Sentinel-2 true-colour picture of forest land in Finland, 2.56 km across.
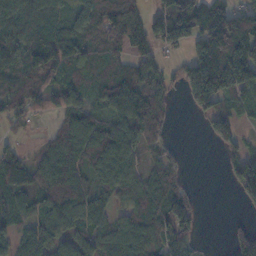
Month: November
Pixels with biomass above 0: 77%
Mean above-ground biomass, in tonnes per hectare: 87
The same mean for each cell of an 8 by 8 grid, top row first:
89 71 80 94 69 169 114 112
81 130 84 67 60 68 193 202
94 68 58 76 96 46 276 196
62 85 82 76 116 19 91 52
29 57 116 118 67 17 17 56
105 102 80 101 67 39 0 102
86 84 108 59 106 133 0 23
75 105 96 83 100 128 8 102
